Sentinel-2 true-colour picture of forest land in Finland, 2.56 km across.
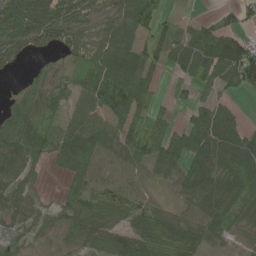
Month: June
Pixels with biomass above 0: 80%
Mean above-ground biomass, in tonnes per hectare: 62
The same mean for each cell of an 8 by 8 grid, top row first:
95 83 59 57 112 15 14 36
55 31 55 85 62 65 90 79
5 21 56 117 79 29 55 77
47 29 56 88 69 23 65 28
75 73 92 57 94 87 104 107
62 18 74 60 48 57 85 94
54 36 87 74 60 31 79 100
29 19 65 79 74 82 47 19
